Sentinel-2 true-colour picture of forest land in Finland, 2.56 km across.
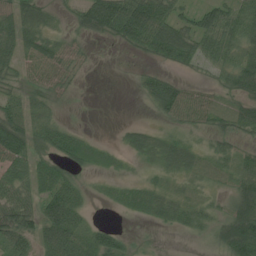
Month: July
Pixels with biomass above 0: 69%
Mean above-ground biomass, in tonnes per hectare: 37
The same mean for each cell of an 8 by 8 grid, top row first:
61 31 46 96 96 46 46 55
59 53 18 7 44 78 37 51
28 48 8 0 27 28 14 67
37 24 1 0 4 48 45 47
82 42 31 7 34 36 19 21
55 43 21 9 8 24 17 48
76 54 34 5 23 36 24 72
43 54 43 40 3 1 14 114
